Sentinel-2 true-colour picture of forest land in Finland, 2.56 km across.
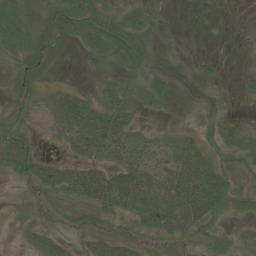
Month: June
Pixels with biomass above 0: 76%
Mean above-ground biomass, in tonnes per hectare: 34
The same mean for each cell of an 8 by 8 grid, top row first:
60 35 50 28 38 4 1 0
44 35 28 52 19 6 3 0
32 13 5 27 27 10 17 8
26 42 71 63 19 12 8 5
52 10 59 82 40 32 19 50
40 55 56 62 64 66 83 28
8 19 34 57 67 86 81 29
8 29 16 44 26 36 35 23
